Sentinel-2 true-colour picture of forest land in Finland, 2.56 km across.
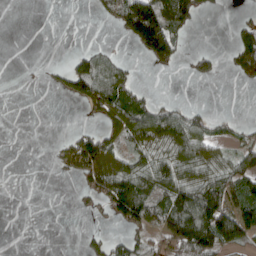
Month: April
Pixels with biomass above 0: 42%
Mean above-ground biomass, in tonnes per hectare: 59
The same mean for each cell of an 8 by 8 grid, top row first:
0 0 0 45 240 151 16 10
0 0 13 15 88 104 8 93
0 12 142 110 4 0 27 39
0 0 11 99 118 59 27 2
0 2 74 85 117 116 100 46
0 1 55 124 105 97 88 103
0 0 13 79 153 156 208 119
0 0 11 46 51 160 169 91
